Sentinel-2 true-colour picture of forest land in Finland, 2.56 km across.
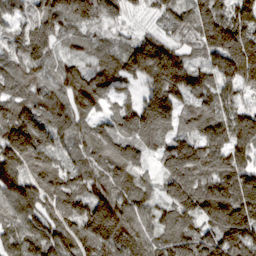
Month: March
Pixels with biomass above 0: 96%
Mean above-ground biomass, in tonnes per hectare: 143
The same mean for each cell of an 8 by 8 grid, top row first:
83 140 120 85 53 103 166 169
92 108 61 72 193 130 160 217
131 74 169 109 125 221 114 161
173 123 127 83 169 126 117 128
240 137 94 107 104 110 140 146
172 191 117 130 75 191 176 181
175 166 165 222 131 167 191 228
182 180 158 178 146 126 127 171
